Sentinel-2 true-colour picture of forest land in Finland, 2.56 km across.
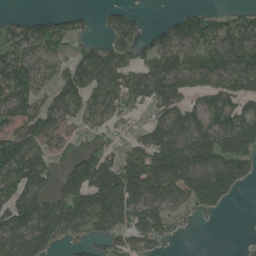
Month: June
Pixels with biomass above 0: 69%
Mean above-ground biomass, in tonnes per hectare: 95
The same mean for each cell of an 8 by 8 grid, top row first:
22 46 35 59 20 44 82 53
82 80 48 83 67 126 104 144
151 50 94 95 122 137 112 122
104 98 75 62 29 108 118 112
147 85 44 48 86 161 160 145
150 104 155 175 177 152 154 100
156 139 168 202 119 56 75 2
122 116 47 66 83 23 0 2
